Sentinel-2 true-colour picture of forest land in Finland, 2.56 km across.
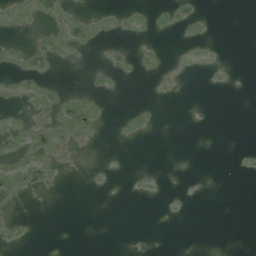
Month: July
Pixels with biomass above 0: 12%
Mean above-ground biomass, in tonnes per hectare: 2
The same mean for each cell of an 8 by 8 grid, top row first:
5 10 4 3 5 11 1 0
6 11 8 5 5 1 3 0
6 5 0 2 1 3 1 0
2 6 14 0 3 0 0 0
4 5 3 0 0 0 0 0
7 3 0 0 1 0 0 1
5 0 0 0 0 1 0 0
5 0 0 0 0 0 0 0
